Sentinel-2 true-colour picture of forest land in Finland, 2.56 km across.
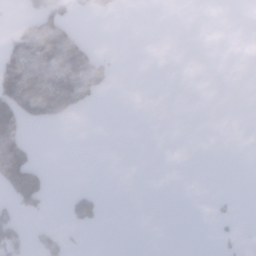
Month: January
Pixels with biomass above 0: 16%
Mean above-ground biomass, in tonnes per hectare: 29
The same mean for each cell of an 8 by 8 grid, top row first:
12 131 18 10 0 0 0 0
94 162 84 2 0 0 0 0
174 95 106 28 0 0 0 0
155 124 35 0 0 0 0 0
123 0 0 0 0 0 0 0
187 33 0 0 0 0 0 0
56 12 52 0 0 0 4 3
56 52 4 0 0 0 0 16
